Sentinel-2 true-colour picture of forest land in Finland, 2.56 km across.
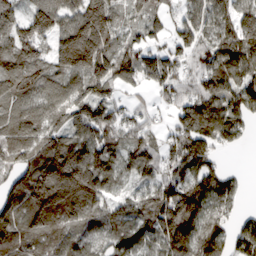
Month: March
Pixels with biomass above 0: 88%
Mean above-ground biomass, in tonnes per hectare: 131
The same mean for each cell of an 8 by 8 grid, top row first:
86 160 167 141 103 66 122 132
152 108 258 153 114 113 112 155
159 132 146 187 107 124 161 145
120 136 126 105 60 93 164 139
154 134 125 112 106 126 137 40
124 189 201 110 99 119 147 27
157 209 185 95 111 249 113 41
124 133 104 89 97 213 176 103
